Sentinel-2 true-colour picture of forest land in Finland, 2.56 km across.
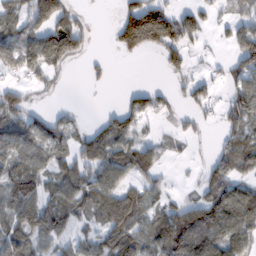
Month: February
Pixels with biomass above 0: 61%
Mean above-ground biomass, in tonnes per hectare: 56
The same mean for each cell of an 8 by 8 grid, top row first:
56 104 25 8 173 69 27 35
68 117 58 19 86 69 6 82
24 26 3 17 0 18 26 49
72 24 8 30 53 26 26 70
91 79 56 88 37 10 6 72
102 62 76 84 40 4 40 62
98 74 66 75 60 48 81 118
87 54 31 73 77 106 89 70
